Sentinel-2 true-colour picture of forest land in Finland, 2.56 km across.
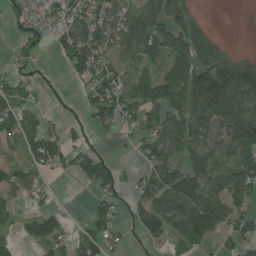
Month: July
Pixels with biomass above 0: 65%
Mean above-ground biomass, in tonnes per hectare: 64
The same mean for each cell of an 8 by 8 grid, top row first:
30 54 77 78 90 73 7 0
26 28 120 79 104 110 87 6
45 5 41 78 69 114 147 132
62 15 15 89 67 63 125 107
49 78 23 9 59 98 103 112
53 21 48 43 47 109 105 80
29 19 2 49 81 115 140 61
30 75 52 49 38 62 44 57
